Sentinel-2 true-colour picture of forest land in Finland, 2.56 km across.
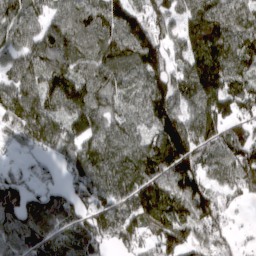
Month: March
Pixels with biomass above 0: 89%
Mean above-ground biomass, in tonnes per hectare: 127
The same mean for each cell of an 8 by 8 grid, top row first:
116 81 114 148 111 100 175 117
96 130 115 127 171 81 203 141
98 161 168 138 142 139 219 122
128 137 180 112 134 149 158 117
59 112 133 131 123 184 128 133
67 40 138 146 160 182 93 138
140 132 93 136 159 154 143 26
128 130 143 97 84 139 109 29
